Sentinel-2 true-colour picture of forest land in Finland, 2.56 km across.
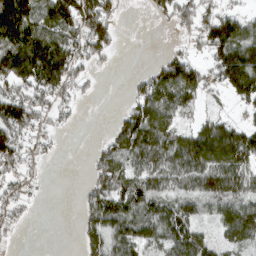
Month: March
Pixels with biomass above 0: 68%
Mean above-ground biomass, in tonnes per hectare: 78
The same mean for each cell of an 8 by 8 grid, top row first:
179 98 154 75 7 81 73 60
138 173 92 69 0 21 88 130
120 154 51 1 54 137 59 157
122 55 11 8 105 79 35 31
96 32 0 70 130 108 181 150
54 6 3 110 83 88 125 109
54 0 32 133 106 95 52 94
11 0 35 93 91 113 62 81
